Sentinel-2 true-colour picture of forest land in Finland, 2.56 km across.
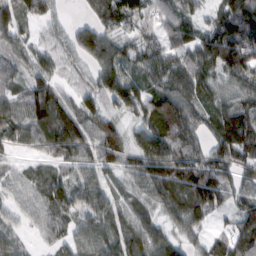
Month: February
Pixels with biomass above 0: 90%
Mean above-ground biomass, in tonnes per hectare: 86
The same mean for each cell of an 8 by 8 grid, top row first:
86 78 21 101 75 92 43 124
63 53 95 95 62 83 110 161
55 70 37 104 77 107 72 92
80 122 103 55 100 176 73 94
51 100 115 103 97 138 75 129
51 64 60 55 102 148 122 68
55 99 85 87 69 104 113 58
49 40 74 105 124 65 52 102
